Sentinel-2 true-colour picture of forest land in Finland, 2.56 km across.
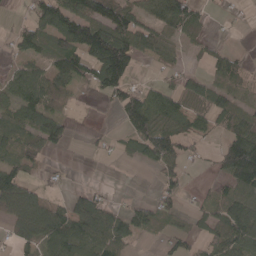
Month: April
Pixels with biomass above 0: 61%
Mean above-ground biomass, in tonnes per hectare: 61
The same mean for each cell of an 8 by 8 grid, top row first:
8 107 125 129 55 95 16 5
37 77 118 190 67 32 27 8
61 85 54 132 11 25 46 40
76 81 3 17 146 77 55 57
93 69 2 17 98 84 15 123
77 10 1 0 1 52 11 136
101 69 92 42 50 34 34 95
52 74 87 86 12 35 53 111
